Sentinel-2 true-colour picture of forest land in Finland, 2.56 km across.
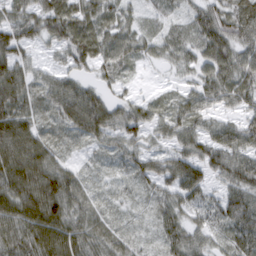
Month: March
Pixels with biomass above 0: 93%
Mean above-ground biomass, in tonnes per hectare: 59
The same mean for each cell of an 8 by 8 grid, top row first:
60 82 67 45 25 24 70 77
90 31 79 72 40 47 79 72
89 39 43 37 5 14 64 71
94 26 102 70 48 41 46 43
124 53 21 43 46 52 66 73
125 113 34 17 50 81 56 73
99 116 52 17 13 53 51 82
89 102 79 48 17 61 39 61
